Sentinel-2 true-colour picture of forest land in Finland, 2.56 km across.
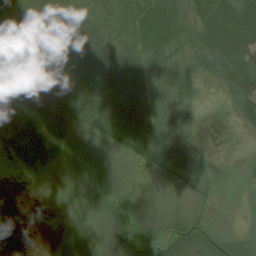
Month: August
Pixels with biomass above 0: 84%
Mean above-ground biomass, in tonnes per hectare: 34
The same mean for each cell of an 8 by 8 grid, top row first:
32 34 46 48 72 56 50 28
40 30 67 46 60 40 24 26
47 59 33 53 38 48 15 60
53 67 54 50 47 34 2 24
41 57 37 23 51 57 7 2
5 12 23 26 14 27 34 10
0 2 10 25 18 22 15 5
0 3 56 30 31 47 44 33
